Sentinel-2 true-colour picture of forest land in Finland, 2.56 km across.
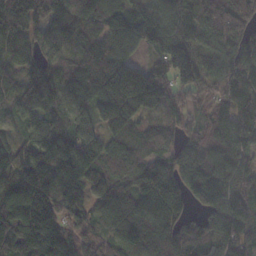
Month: November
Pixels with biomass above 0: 95%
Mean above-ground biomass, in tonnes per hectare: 144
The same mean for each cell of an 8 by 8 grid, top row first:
179 139 154 105 113 139 190 199
117 117 145 164 78 207 97 127
87 184 171 244 212 169 111 201
104 160 151 195 108 102 99 170
90 169 238 112 93 81 138 144
155 179 195 117 143 121 164 134
198 197 111 126 143 99 107 122
156 185 129 108 151 128 111 148
